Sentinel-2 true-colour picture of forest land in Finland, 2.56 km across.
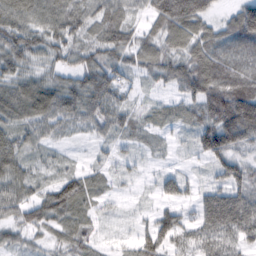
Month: February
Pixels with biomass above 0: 88%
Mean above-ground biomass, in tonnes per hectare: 61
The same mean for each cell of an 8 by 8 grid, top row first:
81 75 70 74 41 116 56 94
87 67 60 84 62 59 80 73
67 52 66 73 30 63 104 94
72 85 80 73 34 45 78 153
60 35 6 27 20 15 97 80
65 29 53 29 16 39 22 66
66 88 69 14 11 52 80 104
34 26 48 11 67 60 71 66
